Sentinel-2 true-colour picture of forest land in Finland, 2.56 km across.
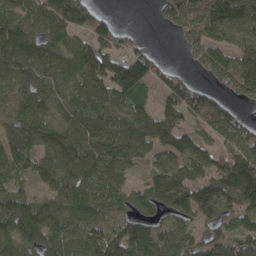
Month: April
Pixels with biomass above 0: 85%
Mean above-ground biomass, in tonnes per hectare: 121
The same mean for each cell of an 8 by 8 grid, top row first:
137 152 118 34 0 135 148 131
185 128 103 92 32 16 165 134
176 123 131 151 122 89 62 196
138 93 134 113 100 137 178 47
166 148 135 130 107 135 104 142
85 119 164 92 47 132 136 234
168 117 144 97 86 128 159 127
145 115 84 138 144 96 93 112
